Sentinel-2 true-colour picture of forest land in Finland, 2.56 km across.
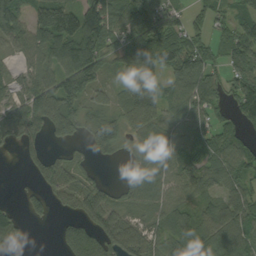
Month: September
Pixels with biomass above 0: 79%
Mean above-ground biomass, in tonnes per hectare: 86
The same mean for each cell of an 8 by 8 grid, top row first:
118 150 125 119 173 69 65 62
65 118 147 87 204 128 67 104
53 83 175 39 179 91 83 79
89 143 95 67 141 61 75 58
55 45 32 96 80 68 70 64
1 89 54 2 103 73 73 87
21 48 72 81 65 76 74 105
38 0 160 107 94 84 95 110
